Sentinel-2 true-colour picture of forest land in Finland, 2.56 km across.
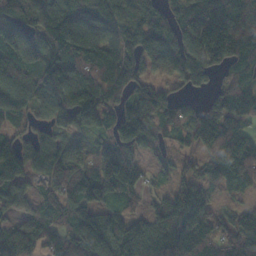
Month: October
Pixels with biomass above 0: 88%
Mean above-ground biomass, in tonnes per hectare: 100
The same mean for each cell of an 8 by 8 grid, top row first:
100 149 142 132 110 104 185 159
118 129 125 102 115 128 159 136
112 150 119 94 74 65 48 78
94 79 145 73 125 79 64 92
78 64 55 94 86 54 64 118
114 72 83 137 45 45 83 115
36 74 100 67 36 138 98 36
108 70 118 142 123 176 108 94
